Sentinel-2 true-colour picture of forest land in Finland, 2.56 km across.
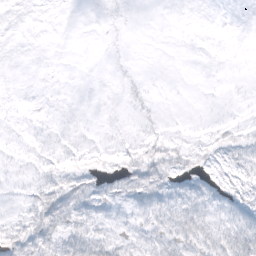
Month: October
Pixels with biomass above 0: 37%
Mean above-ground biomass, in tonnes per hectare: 4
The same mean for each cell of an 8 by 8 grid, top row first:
0 0 0 0 0 0 0 0
0 0 0 0 0 0 0 0
0 0 0 0 1 0 0 0
1 0 0 0 2 0 0 1
1 2 2 2 5 4 4 6
1 5 8 7 12 7 4 5
2 13 9 6 8 11 9 9
10 13 13 9 6 9 8 13
